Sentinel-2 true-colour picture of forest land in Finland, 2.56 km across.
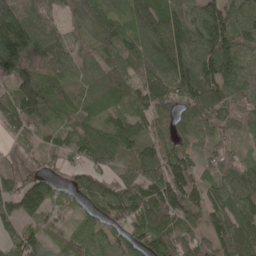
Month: May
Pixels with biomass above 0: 92%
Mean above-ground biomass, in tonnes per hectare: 87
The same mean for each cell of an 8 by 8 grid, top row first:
130 87 55 70 103 99 139 99
147 82 46 79 92 147 151 87
92 70 62 93 76 122 151 90
92 89 75 54 63 59 92 60
33 45 81 104 77 53 53 32
86 72 65 57 105 117 53 83
114 90 45 96 110 137 94 82
82 61 76 91 108 113 89 117
